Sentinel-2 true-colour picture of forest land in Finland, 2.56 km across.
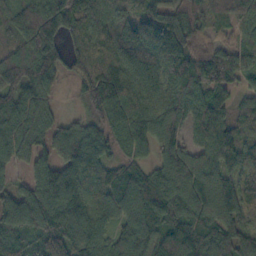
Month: October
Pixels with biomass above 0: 95%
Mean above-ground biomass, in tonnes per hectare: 116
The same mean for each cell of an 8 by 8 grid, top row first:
105 155 139 104 94 118 59 74
84 144 84 110 156 184 79 88
121 111 71 168 143 137 145 70
117 72 28 132 114 106 149 86
124 93 159 96 91 122 123 136
51 129 131 88 95 144 134 146
135 152 116 89 145 123 142 133
102 129 123 91 151 138 125 95
